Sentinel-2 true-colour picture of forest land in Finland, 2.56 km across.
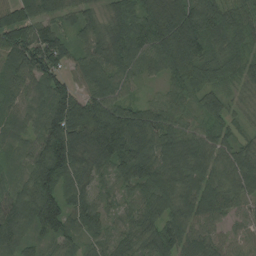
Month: August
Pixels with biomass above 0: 97%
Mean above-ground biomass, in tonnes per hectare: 90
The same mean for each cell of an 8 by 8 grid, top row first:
98 84 64 68 97 168 115 71
126 143 53 109 85 159 89 62
77 99 56 76 41 74 72 59
59 114 150 102 78 60 91 29
50 152 114 161 127 109 99 60
40 131 88 73 134 106 103 108
95 120 90 45 78 88 113 58
90 66 62 59 76 103 70 43
